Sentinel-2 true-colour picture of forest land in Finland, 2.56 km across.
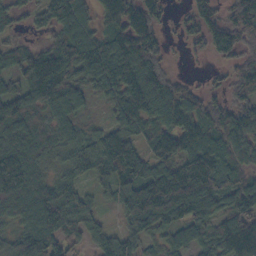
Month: October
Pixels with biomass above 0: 89%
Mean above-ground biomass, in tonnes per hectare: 102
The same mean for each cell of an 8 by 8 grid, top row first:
54 78 95 115 136 20 85 97
57 72 152 123 122 7 61 80
70 187 105 128 128 52 21 82
139 89 67 61 117 153 96 107
110 76 84 128 69 132 119 97
143 63 72 119 127 149 152 92
130 162 110 35 223 173 117 134
94 124 54 77 77 75 87 198
